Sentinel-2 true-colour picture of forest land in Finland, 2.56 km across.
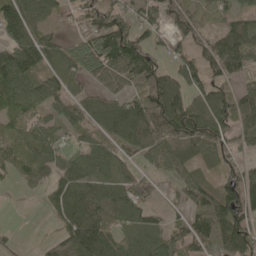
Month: May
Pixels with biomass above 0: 80%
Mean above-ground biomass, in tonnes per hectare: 75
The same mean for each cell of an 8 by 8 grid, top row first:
123 54 44 78 62 80 61 51
136 93 102 122 76 33 69 122
127 77 58 93 109 98 65 50
74 44 65 99 118 123 84 82
61 67 41 77 87 86 75 42
40 40 76 60 45 43 29 70
5 39 129 85 63 31 92 115
13 25 152 86 67 76 88 116
